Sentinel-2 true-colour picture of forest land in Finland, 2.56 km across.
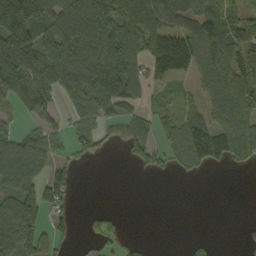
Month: September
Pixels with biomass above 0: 61%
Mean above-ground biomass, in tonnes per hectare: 72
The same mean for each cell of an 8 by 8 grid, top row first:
168 98 120 124 141 87 104 79
177 137 151 150 108 179 112 79
149 153 136 157 78 60 56 72
39 70 58 58 38 46 54 82
88 72 44 19 65 66 151 110
144 71 10 0 9 14 8 1
113 78 4 11 0 0 0 0
92 68 9 33 8 0 7 8
